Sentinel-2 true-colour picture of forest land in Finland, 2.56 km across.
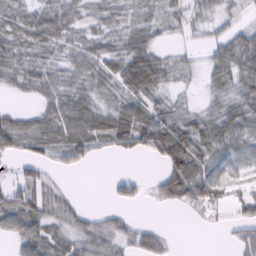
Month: February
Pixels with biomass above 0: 73%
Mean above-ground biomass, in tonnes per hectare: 37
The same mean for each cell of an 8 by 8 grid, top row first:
38 45 32 31 26 34 26 17
41 38 35 33 49 13 25 56
30 38 42 42 71 24 23 42
20 38 58 44 53 41 29 47
49 57 61 42 51 97 55 36
22 26 5 14 12 83 51 19
66 59 25 20 6 17 35 31
38 46 43 53 46 5 0 35
